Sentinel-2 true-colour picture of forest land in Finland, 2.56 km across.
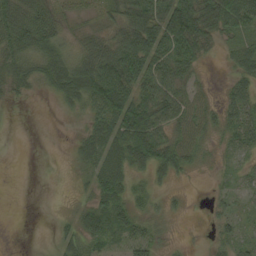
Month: September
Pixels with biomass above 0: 72%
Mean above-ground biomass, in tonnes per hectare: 37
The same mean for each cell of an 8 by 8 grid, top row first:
70 57 21 31 76 129 80 50
60 48 36 50 84 71 34 31
39 43 81 92 82 49 6 29
1 0 18 82 76 51 26 44
0 0 26 50 84 47 14 35
0 0 15 59 21 24 3 14
0 0 29 44 19 9 10 21
0 5 48 25 42 3 6 39
